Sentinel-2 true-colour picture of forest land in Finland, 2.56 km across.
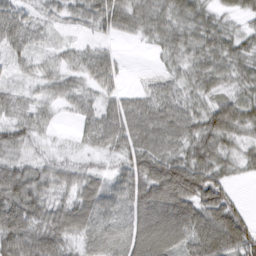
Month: March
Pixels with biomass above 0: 90%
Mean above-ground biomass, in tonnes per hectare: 50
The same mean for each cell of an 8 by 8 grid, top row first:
54 24 32 64 54 55 42 31
43 18 24 13 8 47 55 46
16 30 28 33 0 18 46 38
43 22 29 51 57 53 59 60
49 14 15 47 64 53 69 39
76 52 45 40 90 122 76 17
89 65 66 55 86 110 81 33
86 85 34 29 91 70 87 81
